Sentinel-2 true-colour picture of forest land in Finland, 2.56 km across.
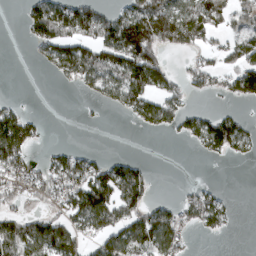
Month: March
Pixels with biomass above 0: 50%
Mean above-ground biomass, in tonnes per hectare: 67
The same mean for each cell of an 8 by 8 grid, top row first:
3 134 124 60 136 122 106 80
0 79 104 137 171 71 38 79
0 6 83 86 156 40 52 106
66 1 3 15 93 70 29 19
169 18 6 0 0 5 91 77
98 85 120 105 52 0 0 0
31 43 125 119 88 44 95 4
122 139 66 93 121 95 10 0
